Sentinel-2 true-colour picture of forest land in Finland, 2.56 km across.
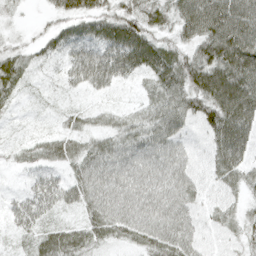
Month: April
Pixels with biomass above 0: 93%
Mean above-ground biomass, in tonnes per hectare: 41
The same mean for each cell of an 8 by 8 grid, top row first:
10 16 60 49 55 55 90 90
24 30 43 60 79 44 70 93
37 9 35 39 29 69 84 92
8 6 18 18 31 54 69 93
13 34 32 38 48 36 30 66
7 22 36 41 42 43 21 42
25 31 32 45 45 44 20 26
17 41 43 33 44 52 13 28
